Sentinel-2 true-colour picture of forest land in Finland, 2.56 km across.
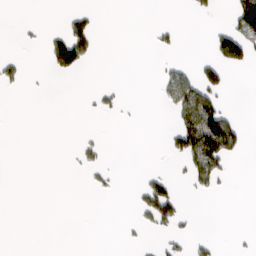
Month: March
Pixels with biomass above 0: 13%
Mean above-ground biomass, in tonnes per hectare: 16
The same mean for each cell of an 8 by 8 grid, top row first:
0 0 23 0 0 0 11 82
2 32 66 0 0 10 12 79
17 2 2 0 0 46 42 0
0 0 2 10 0 43 111 4
0 0 13 1 0 40 133 36
0 0 3 8 12 9 62 0
0 0 0 0 37 48 0 0
0 0 0 0 3 16 10 2
